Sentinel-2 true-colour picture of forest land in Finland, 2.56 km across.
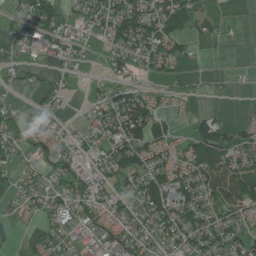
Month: June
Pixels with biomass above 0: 61%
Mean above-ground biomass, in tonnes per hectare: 51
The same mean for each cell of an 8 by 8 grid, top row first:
22 71 40 97 87 83 34 3
18 56 37 50 75 50 7 1
20 21 9 34 18 16 9 4
21 27 10 73 109 19 24 3
43 34 47 86 92 39 123 54
28 36 63 68 86 70 104 114
19 57 63 72 71 85 69 71
8 85 43 69 65 68 89 74
